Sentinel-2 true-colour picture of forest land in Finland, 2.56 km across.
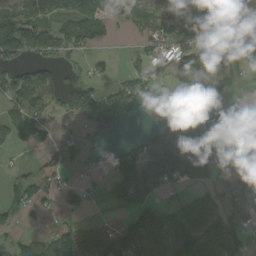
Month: September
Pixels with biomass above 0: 61%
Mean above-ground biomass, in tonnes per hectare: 68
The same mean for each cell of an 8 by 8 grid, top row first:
123 80 88 62 77 70 96 73
141 91 57 10 42 83 78 62
67 60 34 26 61 56 98 43
55 39 90 141 22 38 104 26
29 31 33 23 50 159 144 54
27 41 12 64 98 89 57 71
51 22 39 23 94 65 100 73
43 52 98 75 139 101 106 80
